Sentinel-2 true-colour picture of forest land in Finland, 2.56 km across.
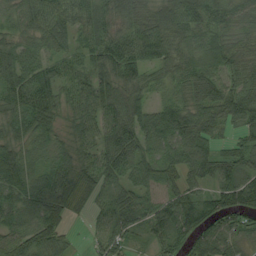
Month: August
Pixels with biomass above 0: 91%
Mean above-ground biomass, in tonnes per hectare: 63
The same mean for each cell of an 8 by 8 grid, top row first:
44 72 61 64 67 71 71 49
54 49 41 95 93 58 60 54
70 67 55 82 59 52 69 61
60 65 43 77 69 92 74 88
48 52 51 83 66 73 63 43
65 66 76 65 54 53 59 80
58 77 28 68 59 95 69 72
73 81 7 82 26 54 74 54
